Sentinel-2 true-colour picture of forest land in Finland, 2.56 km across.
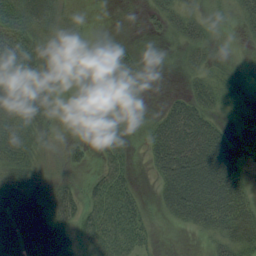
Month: August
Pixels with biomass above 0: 74%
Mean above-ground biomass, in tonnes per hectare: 45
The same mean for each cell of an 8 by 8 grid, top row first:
76 60 11 0 10 44 25 30
71 38 22 44 3 17 31 7
50 25 8 42 23 3 36 13
79 23 4 76 15 58 44 29
83 19 21 52 20 105 95 32
67 19 14 56 5 104 106 47
97 63 53 79 28 65 88 72
118 103 40 75 35 0 23 73
